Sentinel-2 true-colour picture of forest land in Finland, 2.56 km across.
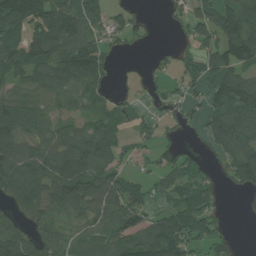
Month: July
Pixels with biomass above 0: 72%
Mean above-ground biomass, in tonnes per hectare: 73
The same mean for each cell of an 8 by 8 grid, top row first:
111 127 110 62 26 31 86 119
78 132 136 39 7 23 81 122
56 73 93 42 25 31 75 100
82 53 48 60 29 32 62 138
80 77 94 78 30 32 38 116
89 90 123 98 36 79 44 82
44 73 89 111 71 88 86 16
86 66 50 72 100 138 79 15
